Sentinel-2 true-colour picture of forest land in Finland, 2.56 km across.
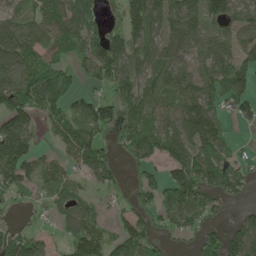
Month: May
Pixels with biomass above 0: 75%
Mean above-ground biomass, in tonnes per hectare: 96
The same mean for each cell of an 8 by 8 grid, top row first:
77 109 153 32 147 123 122 96
134 97 113 131 89 86 86 100
129 164 55 117 96 108 101 112
134 78 84 100 111 117 134 62
148 21 143 50 143 106 141 22
113 75 59 52 60 94 151 90
21 51 100 28 68 144 94 28
105 34 137 78 111 32 102 140
